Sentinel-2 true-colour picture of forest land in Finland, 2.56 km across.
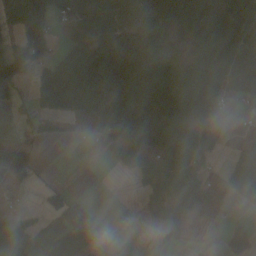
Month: October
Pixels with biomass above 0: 63%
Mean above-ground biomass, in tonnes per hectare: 56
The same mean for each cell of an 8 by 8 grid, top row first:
71 99 35 65 36 77 99 95
69 84 57 78 50 14 50 84
106 22 71 97 75 76 62 60
25 56 23 85 57 99 77 61
44 25 5 67 79 64 100 24
68 12 1 2 58 87 40 87
15 16 102 13 19 86 23 22
80 98 99 41 8 38 0 31
